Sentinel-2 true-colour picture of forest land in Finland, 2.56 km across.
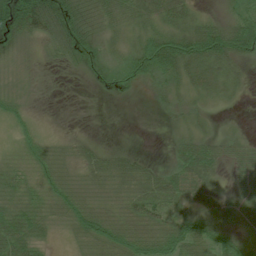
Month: July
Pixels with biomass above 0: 80%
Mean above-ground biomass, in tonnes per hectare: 36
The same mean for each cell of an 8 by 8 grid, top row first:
65 100 65 46 43 50 19 28
17 30 62 26 72 106 86 59
9 6 7 21 44 51 44 18
27 2 0 0 1 26 16 2
20 23 18 5 0 26 39 29
33 31 22 48 40 52 50 35
49 30 39 23 49 35 38 51
71 20 23 55 53 61 58 42
